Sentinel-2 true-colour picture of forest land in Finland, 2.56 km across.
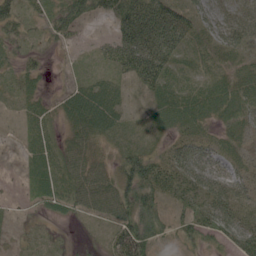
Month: June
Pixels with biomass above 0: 82%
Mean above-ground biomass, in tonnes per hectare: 41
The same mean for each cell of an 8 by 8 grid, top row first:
46 33 47 60 127 84 66 48
25 14 12 48 109 62 26 49
28 10 22 30 56 23 19 38
13 22 60 47 14 45 43 65
7 35 39 19 21 39 41 25
9 56 50 36 91 54 83 40
8 28 35 51 65 21 60 46
7 16 6 41 72 23 28 51
